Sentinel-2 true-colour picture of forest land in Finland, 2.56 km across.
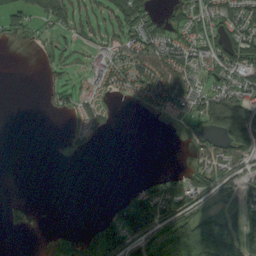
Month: August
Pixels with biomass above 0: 48%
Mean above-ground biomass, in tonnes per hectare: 55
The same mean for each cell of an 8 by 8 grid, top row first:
55 63 64 65 78 41 77 89
2 25 38 58 90 84 75 119
0 18 15 77 99 94 52 67
0 13 49 27 18 42 113 125
0 0 24 1 0 1 43 102
0 0 0 0 17 51 89 57
34 0 0 33 182 114 58 97
0 27 98 155 114 138 163 110
